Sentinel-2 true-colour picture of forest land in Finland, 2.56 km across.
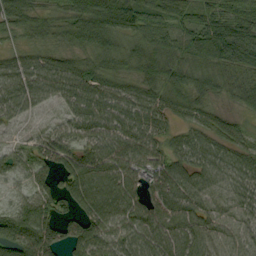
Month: September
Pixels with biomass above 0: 92%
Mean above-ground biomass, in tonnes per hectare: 77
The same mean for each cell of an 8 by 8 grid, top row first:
61 39 81 108 106 77 64 73
31 45 53 61 67 70 122 145
81 91 96 72 79 79 69 82
56 26 79 91 97 70 57 38
25 67 58 91 85 53 74 61
38 59 106 106 81 88 85 85
53 66 78 112 92 113 78 71
116 114 104 83 93 108 91 64
